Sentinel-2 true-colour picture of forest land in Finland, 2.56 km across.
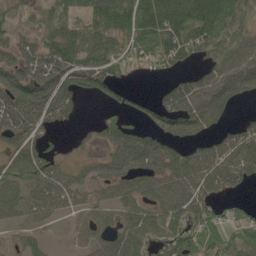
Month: May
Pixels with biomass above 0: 72%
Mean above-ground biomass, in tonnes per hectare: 59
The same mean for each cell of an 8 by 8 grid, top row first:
24 37 41 89 104 88 102 60
63 81 102 73 64 61 47 66
112 127 94 67 5 31 65 89
128 102 15 22 24 83 90 15
52 32 8 46 66 54 37 62
64 77 29 48 54 73 77 66
46 58 33 38 54 78 81 26
14 15 16 37 48 58 72 61
